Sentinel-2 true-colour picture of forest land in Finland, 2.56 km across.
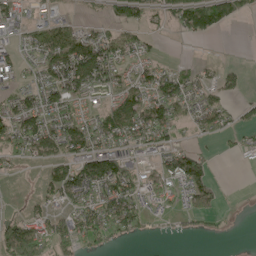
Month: May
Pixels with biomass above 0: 57%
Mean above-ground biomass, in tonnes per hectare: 55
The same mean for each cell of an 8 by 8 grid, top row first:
55 35 17 38 47 57 99 39
43 111 116 73 36 0 0 2
30 64 116 62 56 79 36 28
75 75 36 88 117 61 71 29
79 88 103 66 60 35 16 25
10 38 91 120 48 104 72 0
4 41 69 101 51 33 70 2
160 114 83 39 7 6 9 0
